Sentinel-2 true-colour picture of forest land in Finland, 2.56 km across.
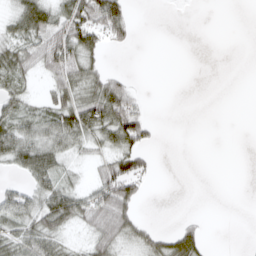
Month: March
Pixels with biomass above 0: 47%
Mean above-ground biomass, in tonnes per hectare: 25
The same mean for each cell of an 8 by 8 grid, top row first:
35 48 72 76 0 0 0 0
44 53 67 14 0 0 0 0
33 23 48 36 1 0 0 0
34 37 67 71 19 0 0 0
54 50 33 42 33 0 0 0
11 47 10 61 36 0 0 0
32 52 46 69 7 0 0 0
41 44 10 46 28 47 13 0
